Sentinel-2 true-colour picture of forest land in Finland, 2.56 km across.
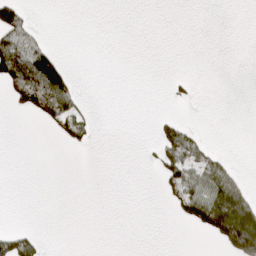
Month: April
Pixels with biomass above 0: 17%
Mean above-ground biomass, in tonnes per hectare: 19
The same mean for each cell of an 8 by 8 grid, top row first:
57 0 0 0 0 0 0 0
82 42 0 0 0 0 0 0
90 166 8 0 0 8 0 0
13 100 35 0 0 3 0 0
0 0 18 0 3 67 18 0
0 0 0 0 0 65 58 17
0 0 0 0 0 27 84 84
47 4 0 0 0 0 8 120
